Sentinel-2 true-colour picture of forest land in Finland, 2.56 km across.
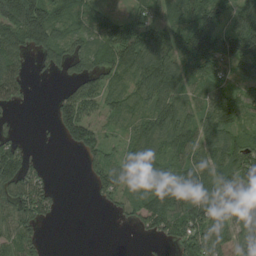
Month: August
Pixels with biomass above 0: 74%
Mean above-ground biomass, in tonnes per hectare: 69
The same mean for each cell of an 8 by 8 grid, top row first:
129 117 43 35 43 75 92 71
92 120 51 95 96 92 110 111
77 8 74 68 98 97 72 48
14 12 122 58 77 95 77 61
44 1 72 27 123 87 101 79
124 23 7 95 72 85 83 82
103 59 0 20 69 99 102 87
111 13 0 0 13 64 112 54
